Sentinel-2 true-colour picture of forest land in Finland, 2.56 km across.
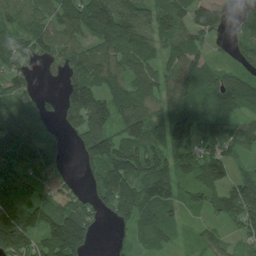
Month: July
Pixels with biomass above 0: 83%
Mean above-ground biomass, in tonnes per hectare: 94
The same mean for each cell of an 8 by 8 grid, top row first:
80 86 122 158 90 87 135 36
91 80 86 102 88 82 41 47
62 13 107 110 90 112 80 87
67 29 173 121 109 110 87 64
110 62 67 136 143 113 81 92
134 96 31 192 156 98 107 50
197 116 109 123 128 57 63 123
178 115 127 20 59 31 45 42
